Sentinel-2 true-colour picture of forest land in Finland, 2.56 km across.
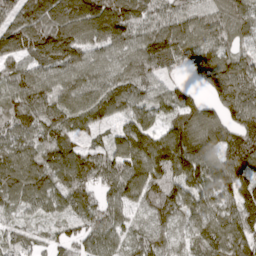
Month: April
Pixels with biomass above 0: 95%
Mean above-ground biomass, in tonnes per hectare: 105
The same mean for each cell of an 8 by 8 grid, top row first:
112 138 142 150 94 91 104 107
109 95 126 98 120 105 125 79
91 94 108 103 102 40 114 137
100 97 126 99 95 99 88 135
87 84 63 82 153 163 139 120
120 109 118 103 155 127 117 125
58 72 98 90 82 110 124 122
76 50 78 91 83 56 133 136
